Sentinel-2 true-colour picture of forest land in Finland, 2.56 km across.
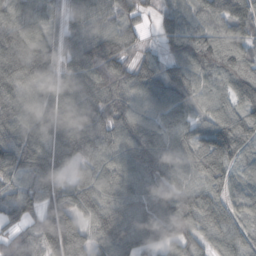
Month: October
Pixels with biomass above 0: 94%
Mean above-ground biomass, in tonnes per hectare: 92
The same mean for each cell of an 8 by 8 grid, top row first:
86 63 80 80 38 76 84 109
118 85 99 119 40 80 121 107
113 93 102 104 90 90 83 119
103 86 106 98 86 95 68 102
104 95 105 93 111 98 136 119
58 90 62 102 92 80 129 60
83 65 90 97 87 111 125 78
62 108 86 121 88 84 73 86
